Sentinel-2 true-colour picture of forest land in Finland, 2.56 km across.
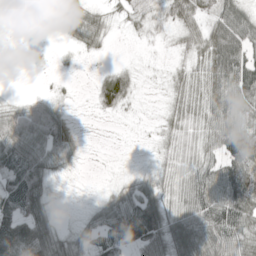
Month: May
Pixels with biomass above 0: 76%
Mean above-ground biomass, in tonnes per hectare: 44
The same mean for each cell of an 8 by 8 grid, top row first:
8 30 57 22 22 53 34 66
0 5 22 6 6 19 63 72
0 4 2 64 10 28 52 78
51 73 5 31 6 37 51 54
84 88 35 3 6 35 44 87
55 56 7 7 26 38 63 101
58 33 6 56 77 46 76 99
74 71 35 76 85 88 86 83
